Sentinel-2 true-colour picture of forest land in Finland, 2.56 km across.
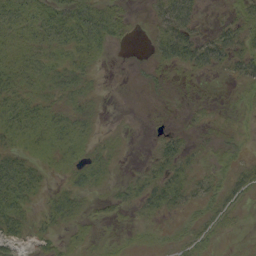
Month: September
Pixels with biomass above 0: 63%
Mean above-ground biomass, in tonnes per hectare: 15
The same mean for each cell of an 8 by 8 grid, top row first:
24 23 35 27 3 41 2 17
16 19 27 11 2 42 33 25
23 21 18 0 4 4 3 18
30 19 15 1 0 2 5 4
20 21 20 7 1 16 6 6
33 9 19 8 15 22 12 17
26 15 13 10 17 16 13 11
13 10 10 7 7 8 13 2
